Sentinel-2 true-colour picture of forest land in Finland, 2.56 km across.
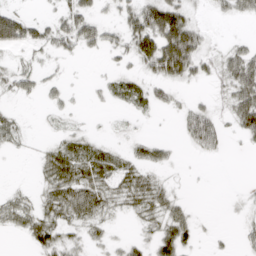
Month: April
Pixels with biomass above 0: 52%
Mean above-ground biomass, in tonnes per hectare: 24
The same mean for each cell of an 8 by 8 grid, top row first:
39 11 43 12 68 77 6 18
29 23 26 22 61 111 19 21
26 13 1 18 25 39 19 55
10 10 4 5 13 15 27 58
14 11 28 13 22 8 36 7
0 27 42 37 28 4 1 0
36 32 50 19 31 24 0 5
2 45 21 13 20 54 5 10
